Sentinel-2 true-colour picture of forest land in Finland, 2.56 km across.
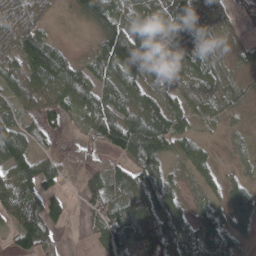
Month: April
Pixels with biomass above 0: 83%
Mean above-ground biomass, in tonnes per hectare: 61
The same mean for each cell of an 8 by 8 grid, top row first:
59 14 41 84 57 100 66 11
52 109 8 109 111 64 39 17
46 116 85 48 71 45 51 18
42 54 53 57 88 62 35 16
105 13 31 92 161 71 25 10
104 89 34 55 88 31 40 17
95 89 25 110 98 56 45 69
47 44 3 129 90 60 98 49
